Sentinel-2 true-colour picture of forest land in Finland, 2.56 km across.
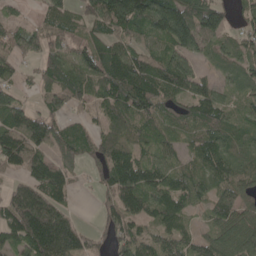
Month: May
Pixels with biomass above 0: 83%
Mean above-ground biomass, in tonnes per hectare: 78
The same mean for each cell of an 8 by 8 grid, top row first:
22 47 53 149 120 171 159 38
67 70 54 82 59 98 60 62
33 58 81 122 122 106 44 58
94 70 30 83 98 64 100 49
112 101 71 75 49 44 80 65
42 120 17 103 105 74 79 76
116 116 9 58 80 83 49 70
92 174 74 52 71 76 62 82
